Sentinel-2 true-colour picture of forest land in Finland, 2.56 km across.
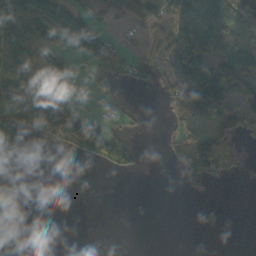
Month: October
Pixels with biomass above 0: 43%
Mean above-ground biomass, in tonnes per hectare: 41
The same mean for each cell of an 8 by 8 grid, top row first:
102 115 84 70 56 56 71 71
91 69 95 54 35 64 92 77
82 31 15 33 28 85 166 93
73 111 42 12 5 46 133 69
29 19 42 76 2 34 82 29
1 0 0 11 4 9 57 8
12 0 0 0 0 0 0 0
2 0 0 0 0 0 0 0
